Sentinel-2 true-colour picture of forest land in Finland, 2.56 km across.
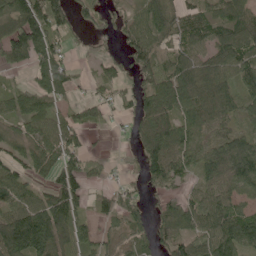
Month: June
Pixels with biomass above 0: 76%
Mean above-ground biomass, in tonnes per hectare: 71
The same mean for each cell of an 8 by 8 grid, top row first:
122 120 45 28 62 64 66 94
130 114 11 15 71 51 73 96
10 86 19 48 46 92 81 71
59 71 48 22 79 88 99 59
56 78 50 1 78 102 64 100
74 50 85 14 43 62 73 116
89 123 50 57 41 55 86 66
196 143 65 54 44 69 102 123
